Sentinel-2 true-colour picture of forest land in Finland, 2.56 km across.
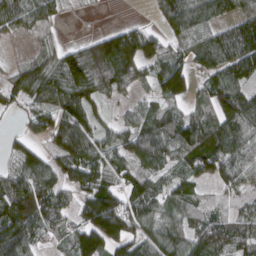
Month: March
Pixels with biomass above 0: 81%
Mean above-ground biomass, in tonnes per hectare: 84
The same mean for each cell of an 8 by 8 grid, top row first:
90 59 3 0 6 88 83 84
10 50 65 142 117 49 97 120
77 111 138 124 53 125 69 89
39 81 98 21 53 52 68 143
47 54 125 71 113 132 134 117
80 86 91 77 82 63 68 89
127 102 63 143 99 75 58 39
141 50 102 142 75 99 132 80
